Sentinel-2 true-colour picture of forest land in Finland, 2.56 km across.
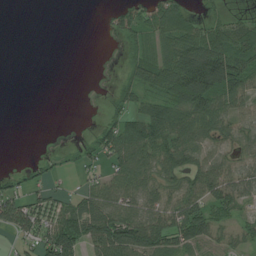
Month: July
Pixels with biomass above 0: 62%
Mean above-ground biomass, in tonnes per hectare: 58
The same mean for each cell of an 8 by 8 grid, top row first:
0 0 0 36 87 110 31 26
0 0 0 1 63 126 146 117
0 0 0 8 88 134 173 106
0 0 1 39 80 93 113 59
0 1 29 90 109 80 52 47
32 38 24 62 77 60 77 55
114 66 74 89 70 71 79 42
37 88 88 137 119 73 63 42
